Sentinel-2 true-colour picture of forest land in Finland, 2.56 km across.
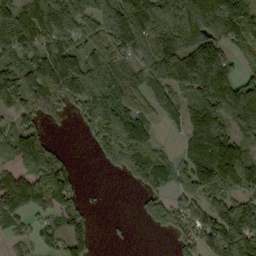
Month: September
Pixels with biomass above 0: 76%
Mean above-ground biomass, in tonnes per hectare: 121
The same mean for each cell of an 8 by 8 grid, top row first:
116 188 155 210 197 204 207 227
113 130 100 162 121 183 155 106
144 186 171 137 97 133 219 108
84 95 95 192 73 76 145 128
113 81 7 179 135 21 172 118
107 173 32 22 147 85 163 204
119 74 68 0 67 110 116 148
47 71 79 7 0 44 138 230
